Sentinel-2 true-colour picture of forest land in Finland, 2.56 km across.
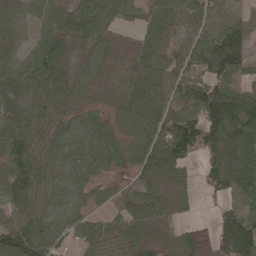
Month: May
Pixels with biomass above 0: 85%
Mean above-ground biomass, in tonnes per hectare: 61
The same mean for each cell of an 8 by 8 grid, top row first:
16 48 87 61 37 66 53 23
20 65 42 38 56 34 88 96
70 87 41 27 70 56 56 33
64 56 38 46 88 55 152 132
63 65 59 60 51 100 101 116
78 62 45 27 52 52 56 112
57 54 39 27 72 41 8 53
105 68 40 50 59 43 17 141
